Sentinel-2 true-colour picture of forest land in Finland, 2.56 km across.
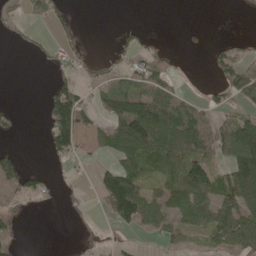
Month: May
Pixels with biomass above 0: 44%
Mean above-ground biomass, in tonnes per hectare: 52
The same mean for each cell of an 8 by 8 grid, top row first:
31 35 5 0 0 0 0 1
12 16 19 8 24 2 19 23
0 12 36 45 66 20 7 101
9 72 104 93 172 116 45 32
4 48 53 74 149 132 80 145
118 26 7 100 82 91 101 123
60 8 14 102 127 81 93 98
46 0 6 11 11 45 55 104
